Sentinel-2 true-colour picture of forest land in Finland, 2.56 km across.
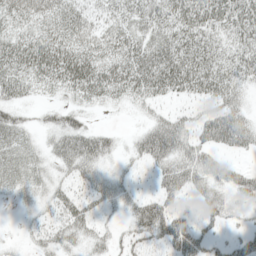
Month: May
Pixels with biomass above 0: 74%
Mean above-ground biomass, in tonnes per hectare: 31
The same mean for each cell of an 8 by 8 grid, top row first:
37 36 30 26 36 44 45 46
43 47 38 35 40 46 39 36
43 35 51 45 49 53 47 30
21 15 24 5 14 16 26 31
33 20 48 19 38 43 34 34
31 21 27 18 9 43 38 25
10 21 34 17 35 25 27 11
5 26 26 17 25 47 27 24
